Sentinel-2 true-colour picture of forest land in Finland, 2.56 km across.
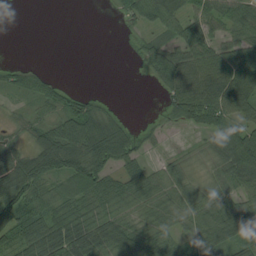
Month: August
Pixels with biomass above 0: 72%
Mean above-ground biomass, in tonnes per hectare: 52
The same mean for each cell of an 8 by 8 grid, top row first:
0 0 0 9 61 53 55 62
0 0 0 0 42 62 64 70
37 35 0 0 8 83 87 95
15 38 71 27 2 57 73 56
39 78 99 120 34 4 32 113
102 72 94 56 60 46 30 77
91 57 54 58 56 59 69 85
56 89 80 88 71 48 70 74
